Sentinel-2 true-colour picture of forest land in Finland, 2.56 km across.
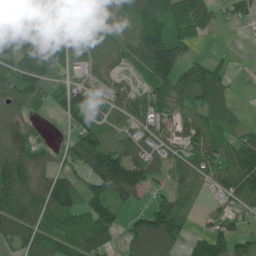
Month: June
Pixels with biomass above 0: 78%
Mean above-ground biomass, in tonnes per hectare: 80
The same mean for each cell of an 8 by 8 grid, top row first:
93 72 77 74 112 141 70 41
66 115 61 54 166 130 9 1
109 58 32 46 86 121 133 3
63 27 119 74 80 52 103 24
98 29 106 71 74 47 106 68
153 56 59 179 86 58 72 134
140 122 86 96 48 115 19 55
70 91 109 61 120 66 88 54
